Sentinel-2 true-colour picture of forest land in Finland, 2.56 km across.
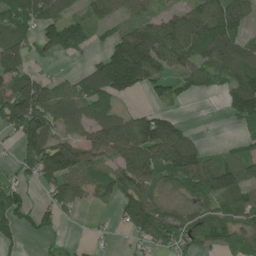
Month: June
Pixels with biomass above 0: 69%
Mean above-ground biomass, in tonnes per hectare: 85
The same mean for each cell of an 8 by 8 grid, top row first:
115 102 57 43 57 75 137 89
120 70 77 100 181 152 138 88
110 49 64 170 119 65 74 118
161 118 69 69 56 27 0 120
51 128 96 148 162 172 14 48
28 122 90 83 134 109 120 104
83 47 35 28 118 46 70 89
39 19 5 13 53 65 72 69
